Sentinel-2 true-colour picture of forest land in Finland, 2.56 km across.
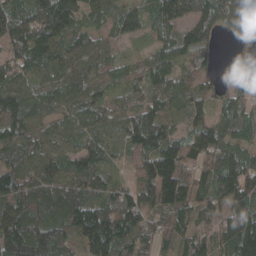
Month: April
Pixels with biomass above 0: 93%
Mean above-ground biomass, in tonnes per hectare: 93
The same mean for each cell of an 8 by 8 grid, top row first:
116 182 81 82 82 121 113 104
90 99 105 50 25 92 56 46
80 88 102 73 72 83 37 54
126 91 95 74 93 76 57 88
103 80 68 53 95 94 96 69
93 104 94 43 94 173 86 146
117 105 110 135 106 130 88 108
133 113 93 130 60 76 68 158
